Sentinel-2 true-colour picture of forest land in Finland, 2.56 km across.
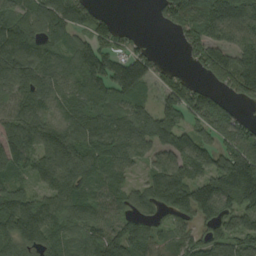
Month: August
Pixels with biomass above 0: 85%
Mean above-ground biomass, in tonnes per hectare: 121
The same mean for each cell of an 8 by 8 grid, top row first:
137 152 118 34 0 135 148 131
185 128 103 92 32 16 165 134
176 123 131 151 122 89 62 196
138 93 134 113 100 137 178 47
166 148 135 130 107 135 104 142
85 119 164 92 47 132 136 234
168 117 144 97 86 128 159 127
145 115 84 138 144 96 93 112
